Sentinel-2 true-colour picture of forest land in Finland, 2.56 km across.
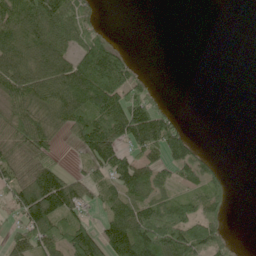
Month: June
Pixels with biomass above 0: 58%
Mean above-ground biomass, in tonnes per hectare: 66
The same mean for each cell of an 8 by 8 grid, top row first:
108 142 78 0 0 0 0 0
132 125 79 79 0 0 0 0
122 131 138 141 29 0 0 0
96 104 116 115 112 23 0 0
83 73 58 107 117 104 4 0
67 95 26 68 85 39 62 0
55 133 46 57 93 96 75 0
46 83 118 131 168 150 115 6
